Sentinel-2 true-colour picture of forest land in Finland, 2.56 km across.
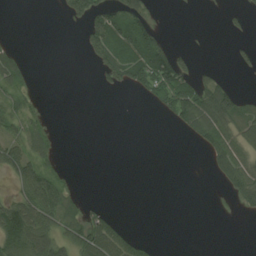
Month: August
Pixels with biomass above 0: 34%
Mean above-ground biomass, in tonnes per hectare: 32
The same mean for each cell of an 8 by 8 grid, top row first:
0 0 42 78 57 1 0 12
14 0 13 92 100 22 0 13
42 0 0 36 81 106 33 3
34 8 0 0 2 82 96 67
43 34 0 0 0 0 55 48
57 56 4 0 0 0 12 71
85 88 35 7 0 0 1 24
109 81 77 88 22 0 0 0
